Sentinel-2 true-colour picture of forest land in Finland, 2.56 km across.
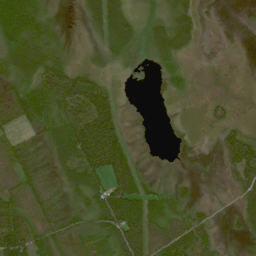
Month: July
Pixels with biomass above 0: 71%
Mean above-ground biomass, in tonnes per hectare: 40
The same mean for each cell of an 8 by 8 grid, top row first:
81 21 9 56 18 36 2 1
46 36 6 36 28 38 0 1
35 67 62 21 0 20 10 4
34 54 96 87 0 5 20 9
19 39 144 125 1 1 3 95
20 14 82 107 32 9 1 66
47 24 31 142 87 39 16 29
99 40 22 63 92 84 44 8
